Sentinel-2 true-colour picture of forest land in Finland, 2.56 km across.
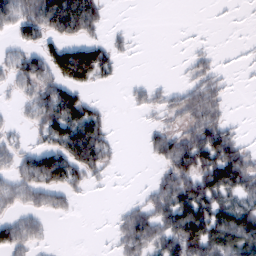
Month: February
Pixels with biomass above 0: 52%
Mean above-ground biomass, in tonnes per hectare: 50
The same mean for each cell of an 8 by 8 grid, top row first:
85 134 149 6 0 0 1 2
37 60 91 36 1 1 9 4
56 70 92 19 10 6 44 2
14 98 118 10 20 42 73 1
30 70 150 33 14 66 93 35
56 105 59 10 1 78 95 87
41 47 6 4 44 103 99 66
71 16 0 14 79 101 120 105
